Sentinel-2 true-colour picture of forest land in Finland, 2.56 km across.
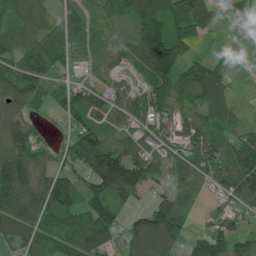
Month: July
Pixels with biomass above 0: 78%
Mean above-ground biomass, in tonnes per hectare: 80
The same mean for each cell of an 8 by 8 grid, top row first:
93 72 77 74 112 141 70 41
66 115 61 54 166 130 9 1
109 58 32 46 86 121 133 3
63 27 119 74 80 52 103 24
98 29 106 71 74 47 106 68
153 56 59 179 86 58 72 134
140 122 86 96 48 115 19 55
70 91 109 61 120 66 88 54
